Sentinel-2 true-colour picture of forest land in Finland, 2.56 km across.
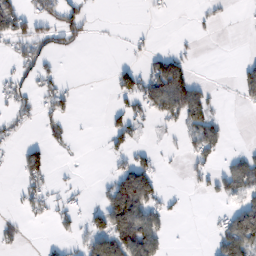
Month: February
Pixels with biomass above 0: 33%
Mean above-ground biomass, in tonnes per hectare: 40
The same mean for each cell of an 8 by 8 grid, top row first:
102 70 64 1 3 2 16 4
47 57 18 1 13 15 0 1
50 48 3 26 80 126 11 47
47 44 5 28 48 90 73 5
22 36 4 25 17 12 82 4
18 41 4 45 101 1 45 88
12 43 24 124 107 10 2 72
24 6 38 123 121 2 13 129
